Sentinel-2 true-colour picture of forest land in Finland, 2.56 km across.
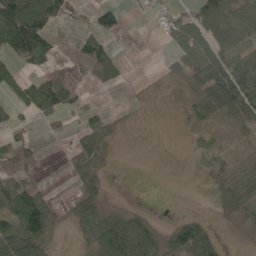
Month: May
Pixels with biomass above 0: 57%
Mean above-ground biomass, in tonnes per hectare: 40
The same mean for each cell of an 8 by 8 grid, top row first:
137 119 0 53 4 44 96 73
99 58 22 27 8 44 91 59
41 49 13 42 1 11 84 118
25 50 33 11 2 2 28 66
49 3 44 23 1 0 13 8
42 4 55 5 0 0 15 30
80 58 45 17 6 0 2 40
97 52 19 112 110 57 54 2
